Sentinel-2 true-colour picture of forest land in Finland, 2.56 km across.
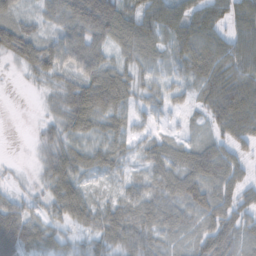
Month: November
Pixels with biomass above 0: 87%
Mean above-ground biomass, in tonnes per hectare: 53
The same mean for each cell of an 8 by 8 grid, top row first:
53 36 80 95 65 71 67 68
87 62 68 43 61 60 79 74
3 35 58 84 34 30 84 79
0 17 93 69 27 17 47 91
0 38 44 53 34 41 51 37
7 54 65 34 39 64 82 42
45 38 80 46 59 49 68 53
91 54 26 59 60 35 67 52
